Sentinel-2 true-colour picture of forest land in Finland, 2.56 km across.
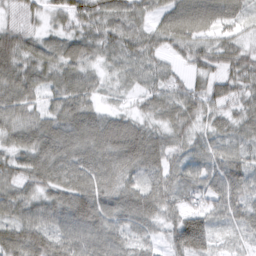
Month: March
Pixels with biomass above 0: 95%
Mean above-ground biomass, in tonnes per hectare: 61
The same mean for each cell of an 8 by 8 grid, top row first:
37 34 67 61 39 65 66 39
81 46 60 51 61 41 50 46
89 52 64 22 44 38 44 61
68 49 86 34 32 65 48 46
57 88 81 97 101 52 47 49
65 69 75 75 58 49 68 73
69 73 114 80 83 51 52 56
83 74 80 75 37 77 72 23
